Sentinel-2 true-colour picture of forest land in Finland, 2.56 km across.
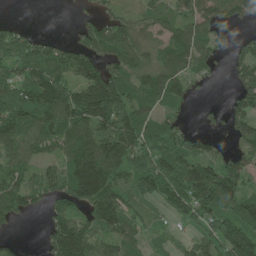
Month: June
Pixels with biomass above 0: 77%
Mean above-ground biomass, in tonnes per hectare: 100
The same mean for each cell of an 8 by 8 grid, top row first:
3 0 23 58 49 64 120 84
130 81 99 116 68 104 83 65
80 148 131 168 90 108 30 117
133 150 207 228 94 49 21 109
101 88 135 182 136 90 57 72
68 65 190 136 159 141 139 126
81 45 78 148 45 94 147 148
23 63 158 84 43 25 90 212
